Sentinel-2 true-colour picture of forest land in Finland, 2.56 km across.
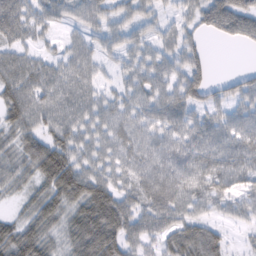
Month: February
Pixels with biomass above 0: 77%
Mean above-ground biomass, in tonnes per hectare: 43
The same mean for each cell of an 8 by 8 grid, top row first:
54 36 29 27 13 13 61 77
30 12 6 15 13 25 14 12
55 43 28 9 40 37 39 35
57 54 49 41 45 53 42 40
47 62 47 44 43 44 52 49
54 56 72 45 46 51 57 50
10 38 74 91 45 50 27 19
53 44 81 88 44 65 81 9
